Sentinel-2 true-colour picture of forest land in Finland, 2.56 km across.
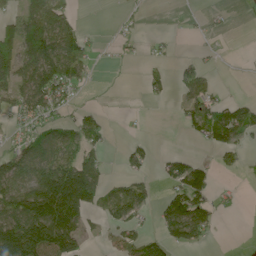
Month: June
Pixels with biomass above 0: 45%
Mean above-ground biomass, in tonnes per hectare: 58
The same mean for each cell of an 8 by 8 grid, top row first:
57 114 14 2 6 0 10 2
112 138 67 5 7 5 6 0
93 131 38 0 24 32 37 1
67 68 30 3 2 9 85 66
51 88 77 10 18 0 40 49
152 160 206 23 24 69 55 11
176 212 130 66 46 94 62 8
233 169 74 23 53 58 24 0
